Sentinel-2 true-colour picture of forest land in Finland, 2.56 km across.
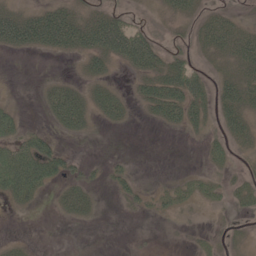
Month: May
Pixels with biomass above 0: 46%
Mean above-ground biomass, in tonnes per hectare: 22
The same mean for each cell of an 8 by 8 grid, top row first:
34 40 24 33 4 21 18 10
30 30 38 67 61 10 26 43
0 9 14 14 32 58 24 37
22 25 48 36 14 43 26 41
43 27 3 1 0 0 14 17
99 54 17 14 3 5 15 8
17 4 32 2 12 21 9 11
5 0 0 0 2 1 10 5
